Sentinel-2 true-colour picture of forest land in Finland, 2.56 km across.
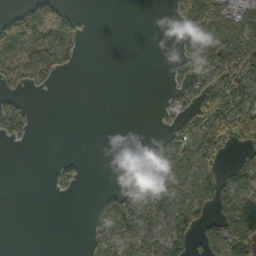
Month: October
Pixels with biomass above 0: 43%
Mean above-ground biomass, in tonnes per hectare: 49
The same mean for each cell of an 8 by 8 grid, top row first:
51 92 14 0 0 24 119 71
111 72 18 0 0 14 106 135
51 31 0 0 0 29 107 147
68 0 0 0 0 37 141 127
10 0 0 0 9 87 135 70
0 4 21 0 75 83 76 78
0 0 0 57 90 86 51 130
0 0 5 76 76 76 81 178
